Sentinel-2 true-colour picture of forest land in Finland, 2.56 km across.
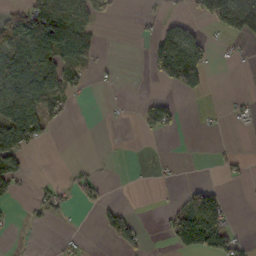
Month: October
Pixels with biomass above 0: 30%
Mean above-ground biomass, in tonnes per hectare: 43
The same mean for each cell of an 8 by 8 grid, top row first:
40 179 126 23 9 17 84 182
106 137 83 1 18 170 52 7
134 89 35 4 7 141 39 0
146 55 0 2 32 23 3 15
132 14 0 0 0 0 2 2
54 2 25 1 0 5 1 11
4 28 8 26 0 34 168 0
2 2 14 32 20 59 108 24
